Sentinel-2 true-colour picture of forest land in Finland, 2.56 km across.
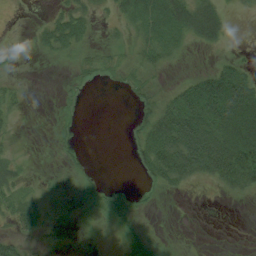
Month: August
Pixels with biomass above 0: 53%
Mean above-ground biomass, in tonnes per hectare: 22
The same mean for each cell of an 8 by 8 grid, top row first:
0 11 28 11 38 53 47 3
15 23 21 10 24 25 11 3
7 0 10 7 15 8 50 63
9 2 8 0 21 59 99 102
7 3 4 0 33 84 91 76
11 4 12 0 15 44 33 49
22 9 7 24 7 0 0 1
30 11 2 3 22 3 0 0
